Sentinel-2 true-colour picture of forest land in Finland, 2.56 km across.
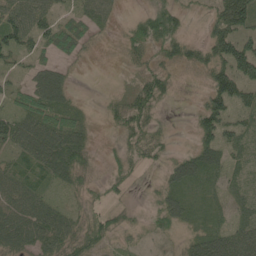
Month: May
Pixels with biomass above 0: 73%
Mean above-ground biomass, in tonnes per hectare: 41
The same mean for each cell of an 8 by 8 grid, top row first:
71 50 41 26 31 46 25 107
69 45 38 5 36 45 61 93
22 74 3 1 37 18 39 90
53 65 26 21 51 1 76 39
52 88 64 8 53 8 56 40
38 40 43 22 8 41 36 21
56 52 27 23 9 43 20 22
64 65 52 29 9 13 53 61
